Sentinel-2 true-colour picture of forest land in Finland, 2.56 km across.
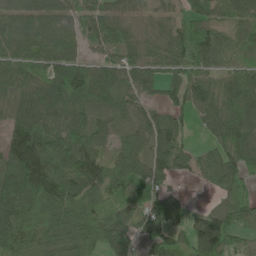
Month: June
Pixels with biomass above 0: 87%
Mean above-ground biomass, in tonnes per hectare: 81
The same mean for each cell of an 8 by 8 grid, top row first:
81 82 71 63 36 40 60 66
73 105 55 64 62 84 97 56
63 69 82 92 73 63 72 81
62 73 68 62 56 60 78 95
148 116 101 51 72 87 37 95
170 147 96 72 93 58 49 60
155 140 91 54 88 74 40 90
121 97 113 101 69 60 112 63
